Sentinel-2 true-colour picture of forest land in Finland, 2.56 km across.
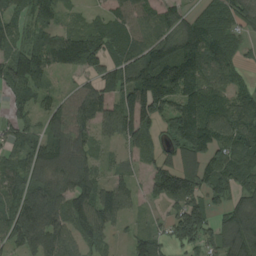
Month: August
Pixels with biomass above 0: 85%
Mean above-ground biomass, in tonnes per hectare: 98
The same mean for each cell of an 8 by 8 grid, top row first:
85 68 26 71 90 87 57 88
88 130 161 92 129 150 127 50
126 62 39 99 185 201 116 47
63 86 93 87 142 135 132 112
81 103 95 34 78 116 117 113
108 105 124 46 54 179 115 86
119 110 105 106 25 86 94 109
81 97 76 37 88 98 77 184
